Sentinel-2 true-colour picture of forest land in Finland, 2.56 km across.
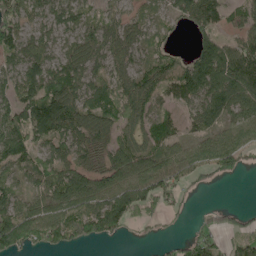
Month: May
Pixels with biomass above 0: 78%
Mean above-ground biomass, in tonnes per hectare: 75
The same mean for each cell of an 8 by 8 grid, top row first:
94 56 47 40 36 51 101 53
77 53 63 65 47 21 93 88
74 97 86 76 97 95 152 152
91 169 106 82 100 39 125 103
100 64 70 75 78 50 79 91
46 78 84 79 100 87 52 37
62 81 86 128 84 31 28 25
116 81 79 47 10 19 59 47
